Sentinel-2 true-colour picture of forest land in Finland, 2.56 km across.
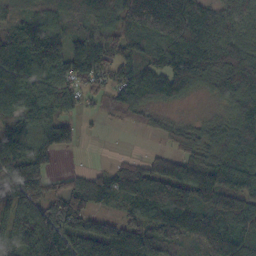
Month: October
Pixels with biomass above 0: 86%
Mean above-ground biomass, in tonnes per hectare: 99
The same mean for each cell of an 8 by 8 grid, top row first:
41 72 76 83 188 172 91 85
74 126 120 73 76 114 113 87
114 93 111 70 114 132 80 145
75 77 38 61 62 19 13 89
134 118 32 1 4 43 79 112
152 70 41 86 124 145 125 122
133 125 117 38 117 187 138 127
103 170 151 179 149 99 119 118
